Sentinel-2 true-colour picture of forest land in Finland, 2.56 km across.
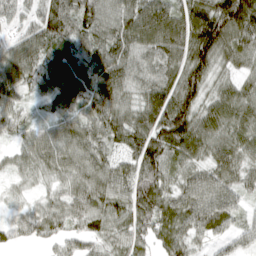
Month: April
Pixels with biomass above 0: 94%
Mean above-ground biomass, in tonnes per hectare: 74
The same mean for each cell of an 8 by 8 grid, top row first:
47 91 95 72 106 90 134 148
65 83 71 87 80 87 127 84
73 76 72 87 66 84 75 51
57 27 60 87 98 134 69 79
36 72 80 62 105 105 74 72
34 45 69 79 98 59 70 60
26 55 72 87 100 85 99 41
35 41 54 59 60 81 34 8
